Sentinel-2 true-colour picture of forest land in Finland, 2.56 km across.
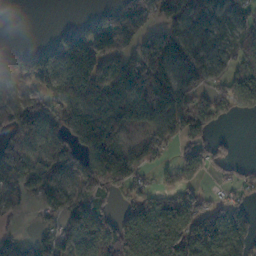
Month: November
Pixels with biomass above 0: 72%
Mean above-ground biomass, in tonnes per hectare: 112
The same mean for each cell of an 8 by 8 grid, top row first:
0 0 17 84 112 92 82 82
16 77 247 164 136 213 126 84
112 121 222 184 239 161 94 85
106 72 163 202 204 151 130 66
93 103 133 131 73 58 77 11
106 86 137 204 46 68 60 52
47 41 119 63 115 128 93 87
62 57 99 167 180 200 222 180
